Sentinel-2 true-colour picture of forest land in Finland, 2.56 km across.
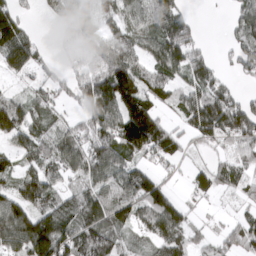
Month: March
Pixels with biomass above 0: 76%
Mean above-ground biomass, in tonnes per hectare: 92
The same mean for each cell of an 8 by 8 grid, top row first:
86 29 100 61 79 100 1 66
119 22 111 179 84 157 27 89
27 53 99 195 118 76 88 30
87 71 65 154 161 58 156 138
51 94 102 124 159 76 45 80
76 86 80 103 107 22 79 64
121 130 145 155 118 96 12 28
121 200 141 100 47 86 30 95
